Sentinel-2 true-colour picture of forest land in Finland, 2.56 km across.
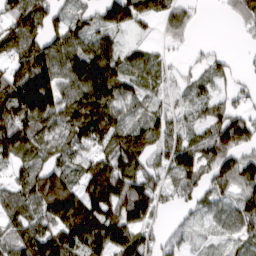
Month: March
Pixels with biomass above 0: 81%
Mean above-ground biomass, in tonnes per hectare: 68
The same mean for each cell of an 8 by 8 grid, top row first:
90 74 45 22 53 60 3 46
68 94 84 67 31 16 10 4
100 144 114 93 64 25 42 18
120 118 102 64 35 33 49 38
105 68 64 71 75 63 86 82
44 65 67 134 74 62 59 94
67 80 120 100 104 23 35 64
66 120 128 149 75 32 16 51
